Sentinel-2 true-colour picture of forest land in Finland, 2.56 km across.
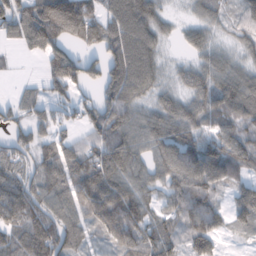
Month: February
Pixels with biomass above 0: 83%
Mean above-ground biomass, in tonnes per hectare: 75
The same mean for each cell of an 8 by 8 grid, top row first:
93 174 152 80 87 18 42 57
27 99 55 91 88 14 51 37
10 68 84 85 79 30 66 76
43 46 45 92 49 62 69 85
59 70 60 96 62 88 90 80
80 86 102 94 58 93 113 51
108 89 81 123 71 86 106 77
83 116 56 61 98 65 102 14
